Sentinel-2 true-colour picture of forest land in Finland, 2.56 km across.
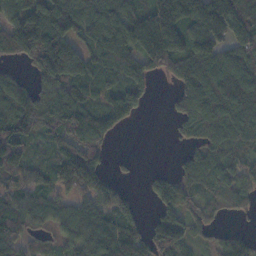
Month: November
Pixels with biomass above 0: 80%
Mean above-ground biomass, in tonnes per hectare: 102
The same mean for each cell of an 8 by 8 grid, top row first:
116 166 114 139 170 212 250 238
127 200 110 107 177 179 143 112
38 111 122 57 69 58 93 108
98 119 151 139 33 42 121 117
136 55 141 29 0 16 90 83
95 68 165 54 21 88 103 79
97 77 72 106 16 101 57 48
99 46 89 127 106 147 35 71
